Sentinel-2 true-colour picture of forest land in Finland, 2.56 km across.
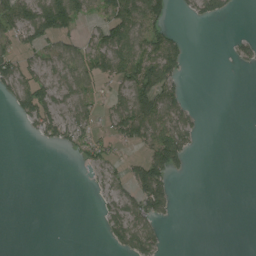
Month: July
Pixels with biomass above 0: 40%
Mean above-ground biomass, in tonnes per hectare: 37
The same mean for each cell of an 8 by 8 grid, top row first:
88 139 60 76 118 12 40 3
52 54 43 109 80 59 0 28
74 43 63 59 109 56 0 0
29 69 52 54 96 57 3 0
0 22 49 36 61 91 0 0
0 0 1 30 95 26 0 0
0 0 0 37 71 14 0 0
0 0 0 28 72 0 0 0
